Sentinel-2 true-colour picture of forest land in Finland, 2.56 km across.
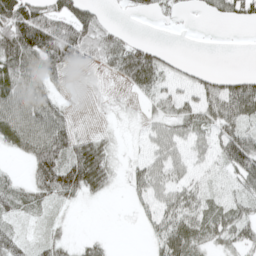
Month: April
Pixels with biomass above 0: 65%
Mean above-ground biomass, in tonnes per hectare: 42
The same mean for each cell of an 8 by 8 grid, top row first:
150 95 81 10 15 15 17 48
107 115 92 73 45 4 0 0
72 49 9 15 62 28 30 39
74 66 2 12 13 40 57 77
47 88 42 22 16 36 32 78
17 78 92 32 38 28 17 49
40 26 8 1 19 53 39 35
33 26 11 6 8 70 40 40
